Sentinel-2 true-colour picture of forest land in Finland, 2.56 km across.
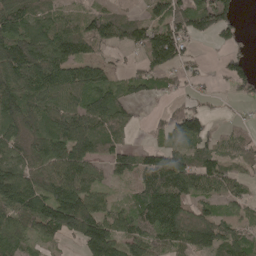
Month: May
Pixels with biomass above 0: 78%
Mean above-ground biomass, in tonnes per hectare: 90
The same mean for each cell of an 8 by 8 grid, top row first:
113 75 66 74 53 104 151 41
152 137 84 49 100 121 9 31
141 153 113 44 68 46 19 101
129 96 106 116 8 67 31 8
86 119 127 92 20 67 80 68
140 111 144 52 112 149 112 46
138 146 167 53 127 122 43 37
90 53 101 140 94 97 131 88
